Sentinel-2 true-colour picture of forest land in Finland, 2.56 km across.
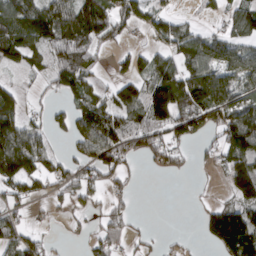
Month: March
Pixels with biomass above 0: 62%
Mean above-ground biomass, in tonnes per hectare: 76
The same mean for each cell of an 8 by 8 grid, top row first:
138 138 146 105 69 44 21 97
129 99 106 31 35 79 103 85
20 36 90 37 72 132 143 86
102 38 81 100 120 132 159 130
137 42 62 123 83 75 32 138
116 67 71 73 12 21 8 98
49 25 42 56 0 0 41 108
91 28 21 69 26 12 44 178
